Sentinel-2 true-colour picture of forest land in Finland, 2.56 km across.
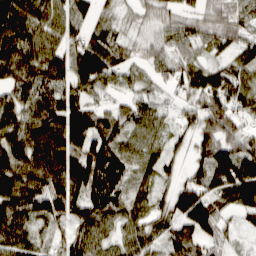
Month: March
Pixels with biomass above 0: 90%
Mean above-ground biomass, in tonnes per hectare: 71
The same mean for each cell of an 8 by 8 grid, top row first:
102 73 60 23 31 45 43 56
110 75 75 60 37 52 38 50
91 95 87 56 43 62 85 79
83 98 90 54 58 33 94 72
87 103 87 80 60 30 86 81
99 103 110 106 32 37 84 121
103 66 52 64 47 107 98 78
77 34 71 47 76 102 64 18
